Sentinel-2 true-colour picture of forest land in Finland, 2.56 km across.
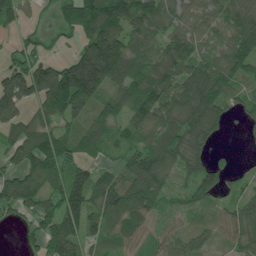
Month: July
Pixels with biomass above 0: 83%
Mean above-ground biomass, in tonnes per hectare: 89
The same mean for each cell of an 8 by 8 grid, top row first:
63 19 152 135 121 73 68 89
34 29 96 205 91 106 67 107
147 159 272 131 118 110 139 81
110 92 91 64 106 103 118 42
76 103 86 61 84 110 56 6
66 99 83 74 123 59 114 33
73 77 133 107 94 41 47 72
4 104 113 64 44 53 40 77
